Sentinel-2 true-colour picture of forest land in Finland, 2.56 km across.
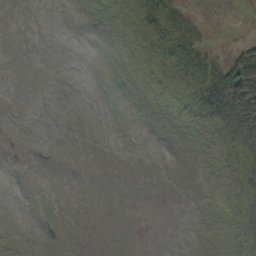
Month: September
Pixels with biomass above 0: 34%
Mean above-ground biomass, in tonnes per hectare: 13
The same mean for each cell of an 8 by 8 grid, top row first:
0 0 1 15 45 33 2 0
0 0 0 6 34 51 19 21
0 0 0 2 26 39 55 81
0 0 0 0 5 16 64 79
0 0 0 0 0 3 14 63
0 0 0 0 0 1 7 42
0 1 0 0 0 0 3 43
0 2 1 0 0 0 5 39
